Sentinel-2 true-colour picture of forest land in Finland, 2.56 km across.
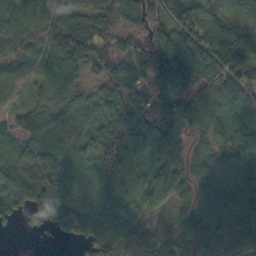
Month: October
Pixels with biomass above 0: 92%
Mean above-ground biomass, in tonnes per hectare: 86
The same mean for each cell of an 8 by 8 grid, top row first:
68 109 110 104 91 95 87 102
52 77 119 95 113 127 146 155
46 83 47 104 107 154 124 99
36 76 61 79 118 132 88 60
51 85 74 81 89 56 65 106
67 102 48 93 93 76 92 120
69 94 58 71 64 47 98 141
1 7 54 44 60 60 142 149
